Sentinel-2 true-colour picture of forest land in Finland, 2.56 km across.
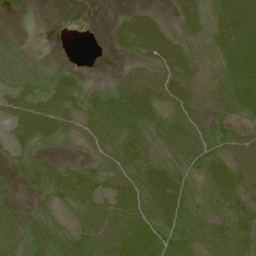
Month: July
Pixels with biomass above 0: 81%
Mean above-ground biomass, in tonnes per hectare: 51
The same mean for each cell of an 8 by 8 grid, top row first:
8 0 0 8 45 37 51 102
27 2 0 17 71 66 35 110
38 40 33 18 64 69 25 79
77 104 67 61 70 53 46 54
42 33 20 51 56 68 61 61
17 54 62 54 72 62 58 72
17 28 59 76 74 79 39 63
43 45 62 84 95 67 54 74
